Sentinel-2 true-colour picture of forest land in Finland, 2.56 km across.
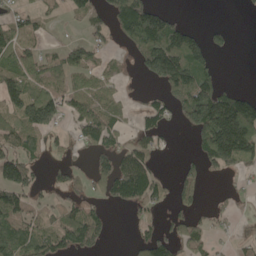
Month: May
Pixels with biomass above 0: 51%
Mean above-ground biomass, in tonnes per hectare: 78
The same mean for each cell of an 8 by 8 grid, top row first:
55 30 42 117 213 33 0 3
97 29 68 33 182 200 95 1
106 60 39 32 32 162 96 3
92 143 95 52 64 64 250 229
72 37 56 82 70 6 153 260
131 30 37 142 121 37 33 36
106 34 77 26 61 44 27 17
137 104 117 14 70 94 54 22
